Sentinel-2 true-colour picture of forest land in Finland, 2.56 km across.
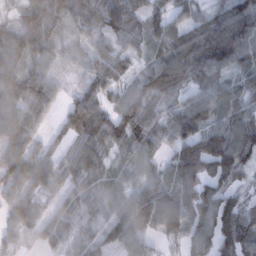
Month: February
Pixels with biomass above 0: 89%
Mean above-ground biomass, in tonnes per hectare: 71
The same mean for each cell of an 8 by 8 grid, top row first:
45 119 71 86 73 54 59 107
82 63 28 45 35 77 110 99
98 60 18 68 52 77 60 54
84 41 54 63 72 58 80 85
78 34 51 70 67 78 135 124
99 72 53 44 52 91 109 65
97 46 62 56 109 98 85 75
75 48 44 48 60 50 74 100
